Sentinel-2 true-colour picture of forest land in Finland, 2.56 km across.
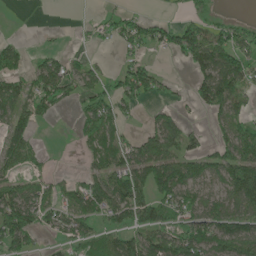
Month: May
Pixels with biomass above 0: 55%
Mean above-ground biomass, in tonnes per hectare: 56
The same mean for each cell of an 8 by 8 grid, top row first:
0 3 0 19 23 13 31 11
37 15 5 11 40 64 88 56
54 90 47 32 88 10 84 80
77 31 35 69 13 24 40 50
95 5 20 62 67 67 27 107
55 35 23 94 106 114 65 123
124 73 69 94 95 81 67 82
79 13 50 56 79 99 112 121
